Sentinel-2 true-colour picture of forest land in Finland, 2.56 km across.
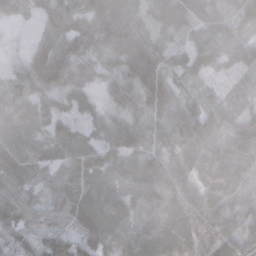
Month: November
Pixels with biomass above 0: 92%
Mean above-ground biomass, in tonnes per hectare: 58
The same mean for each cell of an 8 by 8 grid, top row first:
18 52 73 107 42 55 35 28
3 52 66 57 83 33 82 50
28 65 41 28 96 51 34 15
58 61 38 19 46 84 40 33
127 67 66 47 42 53 67 55
107 54 72 66 62 65 60 50
128 62 85 67 69 88 78 29
35 26 39 63 100 83 66 55
